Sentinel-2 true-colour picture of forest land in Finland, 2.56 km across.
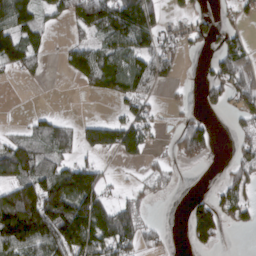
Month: March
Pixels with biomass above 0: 53%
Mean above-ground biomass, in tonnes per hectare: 79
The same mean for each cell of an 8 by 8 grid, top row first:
153 47 106 186 178 37 29 37
134 40 75 100 102 60 28 94
15 10 51 126 146 32 63 139
1 19 0 15 66 17 23 63
82 92 64 103 86 44 79 44
111 112 168 15 31 12 1 70
219 211 207 117 43 0 87 79
172 157 194 162 65 2 61 0
